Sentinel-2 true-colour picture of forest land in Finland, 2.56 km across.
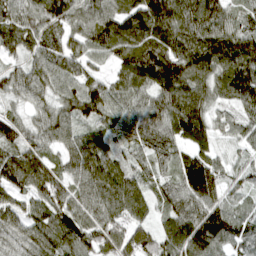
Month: April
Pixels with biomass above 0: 96%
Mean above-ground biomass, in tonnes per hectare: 92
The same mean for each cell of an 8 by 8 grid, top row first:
89 105 85 102 140 128 126 70
84 84 64 82 81 99 146 131
76 79 76 57 80 149 95 149
41 67 96 80 79 119 74 63
93 71 90 65 85 81 58 41
124 114 91 102 68 89 158 47
68 97 87 101 65 89 109 58
73 103 104 108 107 111 132 97
